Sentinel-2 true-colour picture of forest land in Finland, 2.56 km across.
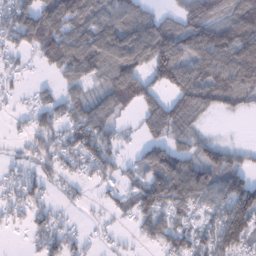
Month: January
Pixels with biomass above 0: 73%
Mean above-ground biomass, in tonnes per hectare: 82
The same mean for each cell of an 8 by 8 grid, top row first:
105 130 130 95 81 66 136 172
73 125 136 147 132 132 167 184
22 14 74 109 99 123 97 118
19 67 84 86 73 107 52 31
20 69 97 69 58 69 68 21
42 53 41 52 68 158 98 97
51 43 21 34 93 88 61 152
2 70 37 19 39 82 73 109
